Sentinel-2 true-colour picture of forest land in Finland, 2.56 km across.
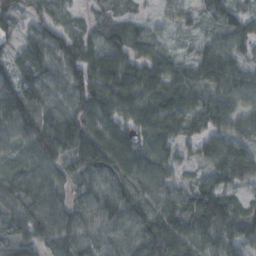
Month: October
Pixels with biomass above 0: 94%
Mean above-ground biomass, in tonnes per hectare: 87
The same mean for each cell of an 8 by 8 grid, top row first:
59 67 26 58 29 51 48 72
45 110 95 96 79 25 56 61
99 97 101 120 111 98 89 77
131 101 99 100 114 119 103 77
77 127 106 115 88 70 78 76
76 82 80 102 118 58 68 88
84 103 81 106 103 102 127 64
92 80 98 90 110 112 86 88
